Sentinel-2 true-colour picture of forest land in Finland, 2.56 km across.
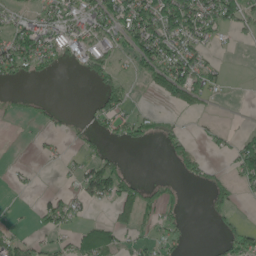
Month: May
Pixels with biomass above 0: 40%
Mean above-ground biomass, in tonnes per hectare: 34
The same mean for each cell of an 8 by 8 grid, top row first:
26 40 48 86 88 132 74 73
87 63 56 47 80 53 28 5
25 10 9 45 19 93 49 0
8 16 4 56 14 12 9 0
1 9 12 15 24 24 16 46
9 0 41 78 7 13 24 49
3 45 22 28 59 26 18 7
38 20 46 38 25 30 4 52
